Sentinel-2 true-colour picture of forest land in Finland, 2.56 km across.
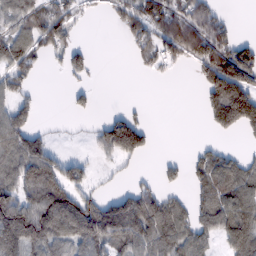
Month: February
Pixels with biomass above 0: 57%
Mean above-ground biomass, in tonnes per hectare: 78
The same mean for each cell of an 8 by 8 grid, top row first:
94 111 32 33 111 130 92 2
114 71 40 0 54 137 181 97
77 1 20 0 4 5 127 192
79 0 21 19 10 0 61 194
93 51 4 128 78 0 16 11
100 143 68 13 11 24 92 94
172 178 158 113 142 75 86 108
140 140 119 122 112 105 56 105
